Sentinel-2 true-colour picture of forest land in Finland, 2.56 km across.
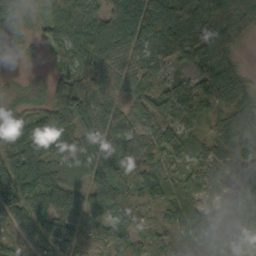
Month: October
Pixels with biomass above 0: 92%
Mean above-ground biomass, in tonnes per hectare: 78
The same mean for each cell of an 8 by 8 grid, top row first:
59 49 103 116 93 74 101 67
25 37 97 99 52 86 83 18
6 27 95 51 57 44 115 57
40 83 88 64 70 70 81 68
89 117 73 77 85 78 62 77
136 94 50 63 96 62 71 129
83 87 81 69 99 98 64 139
52 139 94 83 62 104 93 110
